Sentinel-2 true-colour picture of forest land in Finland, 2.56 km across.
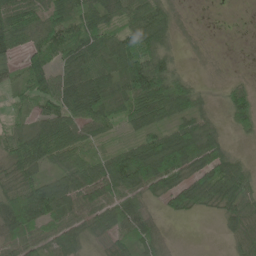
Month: June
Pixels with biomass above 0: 82%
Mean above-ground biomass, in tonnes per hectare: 56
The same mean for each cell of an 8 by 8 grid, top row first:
70 57 59 48 70 29 1 1
46 67 67 75 107 27 3 0
27 74 66 58 156 78 4 11
25 58 93 56 99 83 27 59
54 78 65 25 53 83 70 8
57 33 62 85 110 70 71 65
119 93 60 78 50 45 36 60
57 65 59 58 57 5 0 35
